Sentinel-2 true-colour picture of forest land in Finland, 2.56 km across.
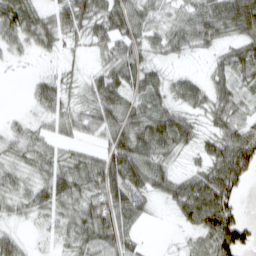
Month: March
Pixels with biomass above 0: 81%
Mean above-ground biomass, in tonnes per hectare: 44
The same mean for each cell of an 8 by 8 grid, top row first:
69 37 69 69 39 30 68 85
24 28 19 48 43 38 30 46
2 30 22 56 33 28 33 48
5 36 38 58 45 45 44 43
32 34 25 51 60 49 33 67
33 44 61 86 68 37 64 64
26 39 53 89 35 34 94 35
36 12 41 63 12 4 49 75
